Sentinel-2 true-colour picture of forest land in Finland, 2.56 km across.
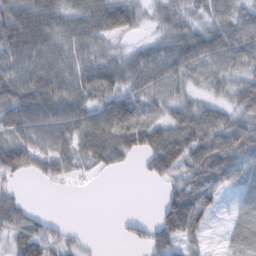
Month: February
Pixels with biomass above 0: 79%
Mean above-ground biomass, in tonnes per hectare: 50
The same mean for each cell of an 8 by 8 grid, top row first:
81 65 58 77 29 48 48 61
76 65 62 34 32 60 67 77
76 82 61 59 58 48 42 49
62 68 60 69 42 46 49 54
58 64 54 69 63 73 75 73
33 36 17 10 16 49 74 44
54 3 0 0 0 89 48 38
45 50 14 2 50 68 15 49
